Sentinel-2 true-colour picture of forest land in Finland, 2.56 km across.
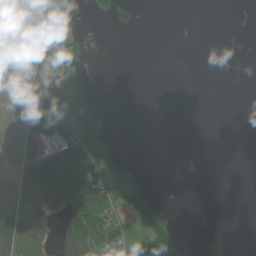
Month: June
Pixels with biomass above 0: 34%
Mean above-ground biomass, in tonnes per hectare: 31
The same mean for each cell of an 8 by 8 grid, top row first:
50 50 9 45 9 0 0 9
39 21 12 0 0 0 0 2
44 39 15 0 0 0 0 0
14 128 52 1 0 0 0 0
23 90 104 34 0 0 0 0
21 167 140 58 13 0 0 0
26 53 109 50 74 5 0 0
119 43 176 73 40 49 0 0
